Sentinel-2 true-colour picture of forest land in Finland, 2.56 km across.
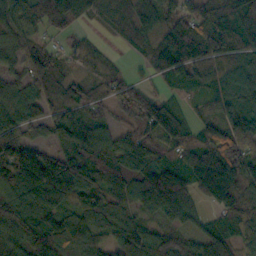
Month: October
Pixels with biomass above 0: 89%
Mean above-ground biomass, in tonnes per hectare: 105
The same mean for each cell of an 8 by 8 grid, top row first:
90 102 49 63 88 99 143 141
80 65 45 14 62 176 166 119
70 99 58 69 44 92 102 76
121 67 77 54 125 93 55 103
129 66 111 69 99 117 179 120
163 163 137 96 141 160 230 184
143 110 104 79 73 141 62 172
99 154 158 70 101 61 92 96
